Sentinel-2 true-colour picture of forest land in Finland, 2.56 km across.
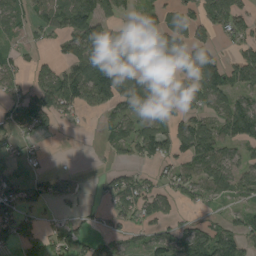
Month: August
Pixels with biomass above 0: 61%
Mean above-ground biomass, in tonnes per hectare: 58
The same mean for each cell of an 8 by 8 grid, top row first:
51 67 110 54 34 45 77 84
33 18 100 67 62 79 48 48
42 83 125 105 70 50 94 69
57 81 50 51 58 55 63 99
42 4 0 48 84 78 85 64
42 42 11 37 37 67 76 67
76 19 22 41 76 28 25 38
62 44 38 41 36 69 91 72
